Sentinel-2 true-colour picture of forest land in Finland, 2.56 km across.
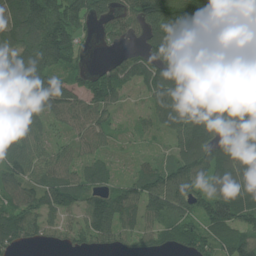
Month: July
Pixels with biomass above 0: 85%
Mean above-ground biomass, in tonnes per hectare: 101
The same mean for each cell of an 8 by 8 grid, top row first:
142 186 122 91 125 134 132 166
111 173 55 30 69 80 87 122
96 101 59 104 85 130 123 130
106 84 88 56 40 142 165 101
82 56 61 32 21 76 125 108
108 97 82 45 104 140 103 125
113 126 94 147 116 115 126 140
102 52 77 89 79 89 104 96
